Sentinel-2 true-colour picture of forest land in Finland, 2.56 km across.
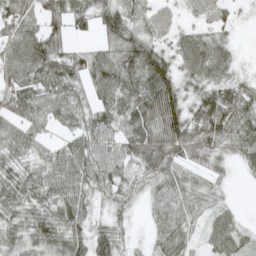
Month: May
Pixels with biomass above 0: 86%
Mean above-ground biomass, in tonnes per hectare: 58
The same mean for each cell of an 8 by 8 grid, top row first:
75 65 60 73 50 24 41 11
79 88 30 60 83 52 80 14
64 90 59 96 97 68 64 36
66 59 48 67 95 92 81 74
64 31 59 47 87 96 62 57
63 69 68 59 65 57 38 9
59 63 53 46 21 46 36 10
47 76 60 69 11 50 31 42
